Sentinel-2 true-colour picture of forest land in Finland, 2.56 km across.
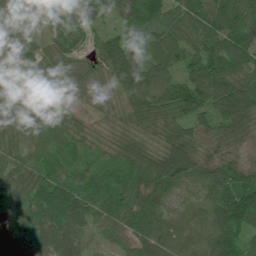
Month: July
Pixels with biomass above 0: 97%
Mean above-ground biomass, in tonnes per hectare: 67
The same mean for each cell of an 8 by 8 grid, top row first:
61 59 44 35 88 73 91 90
45 54 33 75 60 88 83 82
24 48 53 60 90 65 106 84
41 47 29 35 69 76 58 111
54 61 47 39 59 104 64 54
66 71 61 75 81 117 74 73
58 102 75 79 79 43 58 131
64 74 53 36 68 52 82 85
